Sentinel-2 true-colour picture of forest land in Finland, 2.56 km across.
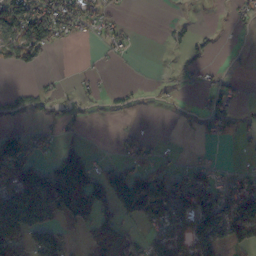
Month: October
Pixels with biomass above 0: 44%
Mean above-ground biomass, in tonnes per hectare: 53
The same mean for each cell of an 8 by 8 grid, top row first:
109 125 73 26 0 3 0 18
87 68 1 28 0 9 13 1
0 4 13 1 2 7 18 9
27 24 20 11 2 2 38 15
116 32 24 7 40 3 11 9
114 127 180 81 83 55 39 38
163 171 175 72 114 119 128 116
78 122 13 92 55 84 106 62
